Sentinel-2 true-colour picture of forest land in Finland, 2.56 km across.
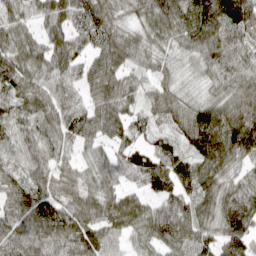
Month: April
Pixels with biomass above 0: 94%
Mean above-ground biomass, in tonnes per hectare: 72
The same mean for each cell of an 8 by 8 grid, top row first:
69 70 86 68 56 75 106 110
81 63 56 90 69 46 90 69
76 58 63 88 40 36 50 83
60 66 71 88 39 46 82 103
64 67 59 70 34 42 102 110
63 68 42 65 103 105 95 49
90 98 70 76 68 87 75 76
73 89 95 55 53 97 65 69
